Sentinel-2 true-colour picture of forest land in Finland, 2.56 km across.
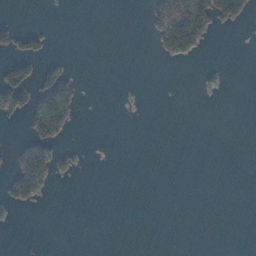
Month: January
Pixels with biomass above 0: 12%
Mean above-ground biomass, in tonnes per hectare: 11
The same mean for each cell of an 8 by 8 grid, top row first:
2 0 0 0 8 106 75 32
31 8 0 0 0 57 6 0
55 39 10 0 0 0 4 0
41 79 8 0 0 0 0 0
10 39 2 0 0 0 0 0
51 38 4 0 0 0 0 0
13 0 0 0 0 0 0 0
0 0 0 0 0 0 0 0
